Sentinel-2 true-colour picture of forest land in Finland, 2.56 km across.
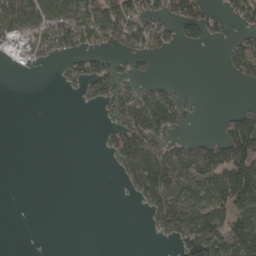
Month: April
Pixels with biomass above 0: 41%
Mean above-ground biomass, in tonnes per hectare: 43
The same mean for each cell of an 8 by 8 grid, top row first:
76 74 78 96 78 90 59 69
28 48 51 36 48 25 12 58
0 0 55 67 20 7 0 29
0 0 1 41 121 83 1 42
0 0 0 43 101 50 62 124
0 0 0 4 107 90 87 151
0 0 0 0 30 103 89 96
0 0 0 0 2 31 81 110
